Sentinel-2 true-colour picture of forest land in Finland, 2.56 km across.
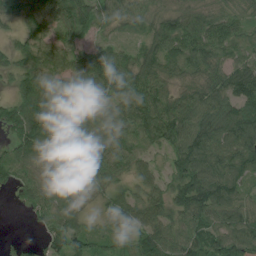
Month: July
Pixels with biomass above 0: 91%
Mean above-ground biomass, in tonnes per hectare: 72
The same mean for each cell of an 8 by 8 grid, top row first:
54 65 74 50 50 68 62 53
43 62 56 47 52 86 96 73
57 72 62 83 81 57 74 110
85 133 68 64 93 98 100 98
74 113 82 80 69 85 108 109
56 38 46 57 52 77 116 69
10 72 44 63 82 83 100 78
9 45 70 54 78 71 92 96
